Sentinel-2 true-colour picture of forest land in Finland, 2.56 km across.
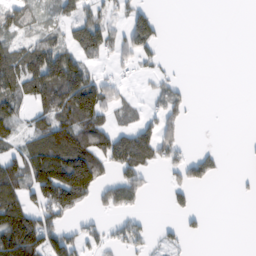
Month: February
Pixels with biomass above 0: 46%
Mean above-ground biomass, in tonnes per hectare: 58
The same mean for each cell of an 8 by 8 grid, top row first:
66 26 65 38 64 0 0 0
56 88 79 54 65 0 0 0
114 140 146 36 18 32 0 0
61 77 161 49 30 54 0 0
50 134 122 113 112 64 7 1
102 178 221 47 59 35 62 8
127 103 52 54 18 32 7 0
200 115 65 43 44 29 6 0
